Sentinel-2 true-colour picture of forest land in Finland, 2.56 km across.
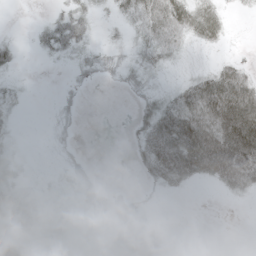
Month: May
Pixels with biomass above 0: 53%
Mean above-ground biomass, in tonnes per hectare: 22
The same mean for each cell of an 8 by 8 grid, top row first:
0 11 28 11 38 53 47 3
15 23 21 10 24 25 11 3
7 0 10 7 15 8 50 63
9 2 8 0 21 59 99 102
7 3 4 0 33 84 91 76
11 4 12 0 15 44 33 49
22 9 7 24 7 0 0 1
30 11 2 3 22 3 0 0
